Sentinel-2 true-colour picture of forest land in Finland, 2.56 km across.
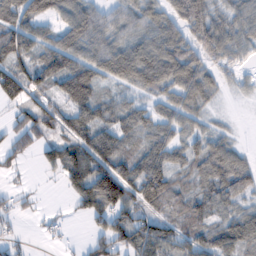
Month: February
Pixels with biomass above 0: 80%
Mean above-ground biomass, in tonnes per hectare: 66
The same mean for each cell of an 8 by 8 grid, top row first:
87 65 91 53 64 75 88 59
104 72 88 85 80 95 88 56
100 76 122 58 80 103 49 22
29 71 77 56 46 61 27 9
43 54 99 89 59 57 65 26
17 10 110 158 102 58 78 87
24 7 42 97 72 69 70 55
20 10 9 80 102 70 70 90
